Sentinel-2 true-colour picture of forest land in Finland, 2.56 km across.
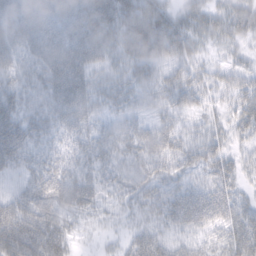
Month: February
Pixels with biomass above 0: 85%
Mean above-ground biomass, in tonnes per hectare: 44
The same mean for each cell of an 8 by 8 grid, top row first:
71 78 70 65 77 36 33 43
53 69 75 42 76 62 15 15
37 55 63 32 31 43 26 27
61 47 58 25 21 30 17 30
78 32 35 35 49 44 39 22
25 56 46 29 43 33 33 29
60 64 45 17 31 52 61 40
83 73 10 11 49 32 27 46
